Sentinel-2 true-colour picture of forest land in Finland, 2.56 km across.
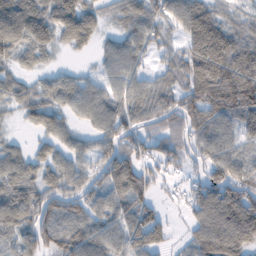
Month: February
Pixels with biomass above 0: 84%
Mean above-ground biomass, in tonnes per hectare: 66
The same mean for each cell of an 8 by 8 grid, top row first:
109 87 97 32 70 61 76 33
63 52 39 44 52 36 122 90
45 36 42 53 43 59 123 121
26 63 48 70 64 87 102 101
23 43 36 65 55 69 68 44
79 58 64 101 70 21 64 69
91 81 63 63 65 10 99 116
58 67 80 60 80 15 104 93
